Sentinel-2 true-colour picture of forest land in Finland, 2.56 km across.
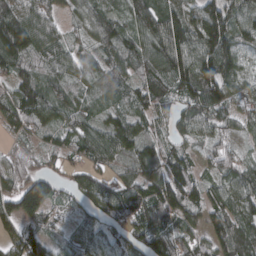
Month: March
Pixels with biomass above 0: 92%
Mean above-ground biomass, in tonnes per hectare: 87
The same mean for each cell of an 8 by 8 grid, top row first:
130 87 55 70 103 99 139 99
147 82 46 79 92 147 151 87
92 70 62 93 76 122 151 90
92 89 75 54 63 59 92 60
33 45 81 104 77 53 53 32
86 72 65 57 105 117 53 83
114 90 45 96 110 137 94 82
82 61 76 91 108 113 89 117
